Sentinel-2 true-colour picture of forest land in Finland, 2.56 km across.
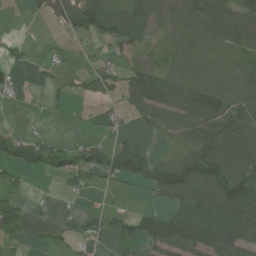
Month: July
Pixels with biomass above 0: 60%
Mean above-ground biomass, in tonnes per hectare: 68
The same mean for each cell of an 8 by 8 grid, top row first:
3 51 114 99 105 63 93 80
18 10 12 48 49 80 86 51
21 14 30 69 159 111 108 78
3 9 9 22 99 108 130 82
84 61 39 53 27 32 137 106
29 25 53 58 126 167 133 109
48 0 12 27 28 92 125 159
20 23 38 32 92 140 130 126
